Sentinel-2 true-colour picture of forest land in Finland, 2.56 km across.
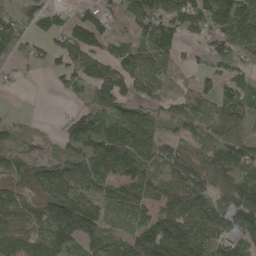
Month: May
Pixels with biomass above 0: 81%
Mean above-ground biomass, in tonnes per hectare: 96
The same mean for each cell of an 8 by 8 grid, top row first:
63 72 53 49 111 109 122 145
67 47 137 82 84 65 53 108
13 11 92 157 85 49 52 73
7 1 63 113 72 78 89 111
72 34 106 181 131 67 79 94
107 142 149 119 119 126 89 120
111 123 156 81 93 132 127 107
143 139 125 77 138 186 150 87
